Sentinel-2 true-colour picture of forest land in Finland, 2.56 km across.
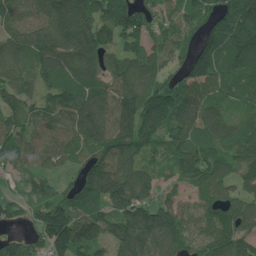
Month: June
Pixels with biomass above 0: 93%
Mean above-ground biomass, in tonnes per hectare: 121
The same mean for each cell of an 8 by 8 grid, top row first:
68 113 146 155 101 87 113 179
107 149 172 100 100 84 138 187
103 93 142 116 129 94 147 132
116 126 147 137 178 140 117 67
128 110 117 151 109 113 118 135
68 83 93 169 89 82 147 106
51 146 138 113 115 114 109 124
75 132 162 105 131 119 129 153
